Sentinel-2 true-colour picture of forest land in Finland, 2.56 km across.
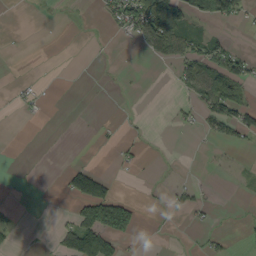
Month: September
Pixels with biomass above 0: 21%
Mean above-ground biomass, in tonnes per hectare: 22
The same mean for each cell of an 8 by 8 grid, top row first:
0 1 1 38 99 75 44 37
0 0 0 2 30 60 54 13
5 1 0 0 1 26 68 62
7 5 0 0 1 12 47 67
0 0 0 6 7 0 6 17
1 0 88 20 1 3 1 5
8 0 63 164 9 17 12 1
8 2 101 74 2 0 14 3
